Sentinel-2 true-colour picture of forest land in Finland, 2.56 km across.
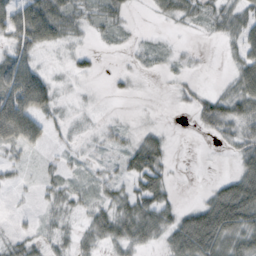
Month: October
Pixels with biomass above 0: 62%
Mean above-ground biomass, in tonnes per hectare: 24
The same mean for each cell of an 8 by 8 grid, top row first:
45 67 25 24 1 23 18 31
40 21 11 7 9 6 1 28
64 22 10 4 2 7 1 40
77 24 4 1 1 2 37 36
40 14 5 11 35 2 2 29
10 12 10 13 53 3 1 40
3 13 13 32 47 23 50 80
16 16 18 29 32 43 70 49
